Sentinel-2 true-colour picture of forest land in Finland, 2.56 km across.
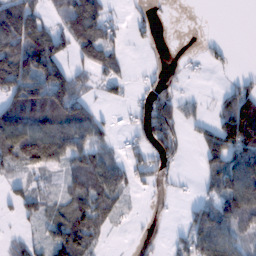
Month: February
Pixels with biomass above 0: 58%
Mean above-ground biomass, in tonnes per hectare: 62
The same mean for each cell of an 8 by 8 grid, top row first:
154 44 158 39 21 1 0 0
121 128 88 72 9 0 18 1
160 158 56 56 17 21 3 26
111 141 97 13 60 84 15 144
107 155 96 30 60 59 68 155
32 34 101 92 36 14 46 117
32 32 84 72 5 3 63 106
20 50 119 11 10 23 98 47
